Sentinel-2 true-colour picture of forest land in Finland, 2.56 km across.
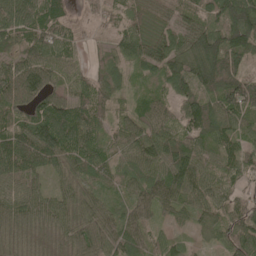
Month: May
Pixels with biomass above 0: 95%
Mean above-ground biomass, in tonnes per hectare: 77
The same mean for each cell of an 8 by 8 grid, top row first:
101 87 24 41 47 43 66 145
52 86 31 42 84 89 137 115
104 74 48 60 45 117 137 112
49 97 85 48 68 71 116 100
99 129 108 58 99 104 87 78
86 48 63 64 76 98 59 54
87 71 75 57 80 60 70 70
69 46 83 95 67 40 38 105
